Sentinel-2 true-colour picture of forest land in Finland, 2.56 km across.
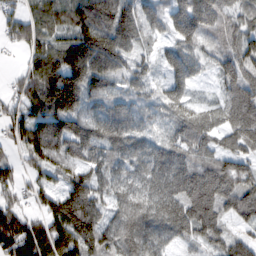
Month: February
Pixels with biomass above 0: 90%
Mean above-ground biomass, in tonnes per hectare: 110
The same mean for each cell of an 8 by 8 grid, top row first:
59 112 140 159 96 89 122 78
43 115 190 186 48 76 57 103
48 182 177 99 64 76 22 129
72 169 111 95 55 71 58 136
76 165 144 119 78 94 76 91
68 63 103 92 99 147 144 127
88 98 225 83 124 158 163 114
194 192 185 124 131 78 99 76
